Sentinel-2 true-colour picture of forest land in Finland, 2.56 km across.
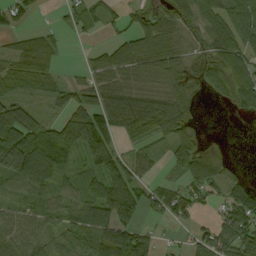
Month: September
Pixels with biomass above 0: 71%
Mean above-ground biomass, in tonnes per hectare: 55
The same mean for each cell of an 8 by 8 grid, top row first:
42 2 48 25 31 56 72 85
32 46 3 36 78 65 38 86
71 49 26 67 65 52 39 57
86 24 85 114 97 76 1 23
128 85 93 55 32 58 12 0
83 69 49 90 30 28 75 17
41 50 80 135 54 52 22 81
62 42 43 37 59 10 66 101
